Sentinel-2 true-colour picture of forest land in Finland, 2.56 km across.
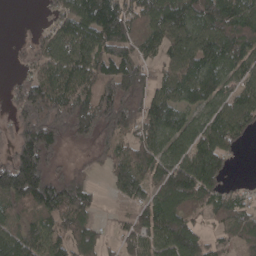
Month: April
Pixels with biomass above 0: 83%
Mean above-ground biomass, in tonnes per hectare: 93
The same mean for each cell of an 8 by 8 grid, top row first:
0 29 130 170 89 122 131 129
16 83 130 117 61 91 124 126
30 108 107 114 82 104 112 86
60 125 116 120 113 97 92 120
87 130 33 62 93 102 140 46
188 98 46 56 97 156 138 9
78 113 117 8 80 122 67 75
110 90 107 22 83 133 57 68
